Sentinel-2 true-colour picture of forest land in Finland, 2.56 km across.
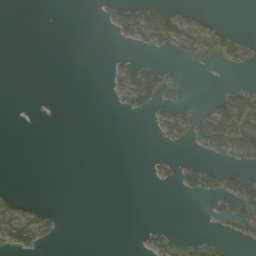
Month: August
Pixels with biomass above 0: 20%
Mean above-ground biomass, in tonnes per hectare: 20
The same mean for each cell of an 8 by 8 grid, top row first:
0 0 0 31 83 48 11 0
0 0 0 2 21 35 34 35
0 0 0 17 112 14 0 4
0 0 0 5 37 43 44 123
0 0 0 0 0 17 54 74
0 0 0 0 3 27 45 46
41 13 0 0 0 0 9 52
77 20 0 0 14 19 24 17
